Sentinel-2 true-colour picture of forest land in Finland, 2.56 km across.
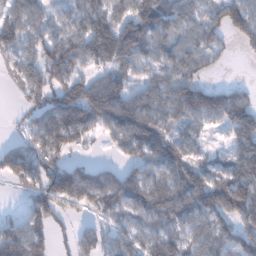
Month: January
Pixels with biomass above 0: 79%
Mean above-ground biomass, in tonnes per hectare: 99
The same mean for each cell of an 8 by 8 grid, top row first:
86 57 103 122 146 112 80 107
90 111 122 191 107 86 87 25
53 72 81 113 72 113 31 9
17 131 176 168 139 97 126 140
67 140 68 48 138 100 32 115
111 151 147 97 98 108 93 150
14 113 54 98 99 132 142 155
113 82 75 57 81 93 93 111
